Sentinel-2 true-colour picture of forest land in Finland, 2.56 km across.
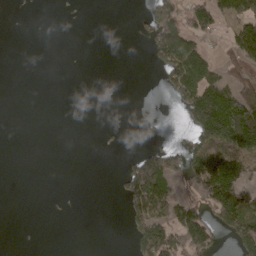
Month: April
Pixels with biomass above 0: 30%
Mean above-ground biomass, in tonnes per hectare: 50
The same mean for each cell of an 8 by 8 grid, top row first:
0 0 0 0 21 102 106 81
0 0 0 0 13 179 41 124
0 0 0 0 0 109 135 93
0 0 0 0 1 16 176 192
0 0 0 3 20 22 112 155
0 0 0 5 186 83 159 112
0 2 0 0 125 99 103 168
1 0 0 0 119 129 105 120
